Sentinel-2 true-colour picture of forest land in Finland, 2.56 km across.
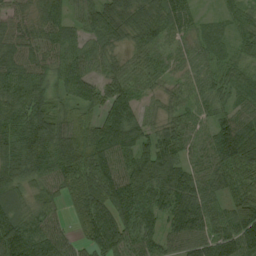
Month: August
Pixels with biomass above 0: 94%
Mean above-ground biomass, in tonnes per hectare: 66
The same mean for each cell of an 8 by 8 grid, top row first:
51 63 51 76 66 75 19 30
67 68 51 41 50 35 45 29
75 66 70 57 45 28 44 44
66 77 38 89 32 33 41 52
76 98 89 100 77 78 52 128
67 65 85 103 123 111 54 57
52 54 49 110 93 92 62 84
110 83 36 103 69 60 72 84
